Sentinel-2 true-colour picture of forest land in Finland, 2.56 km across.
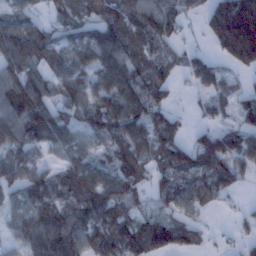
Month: January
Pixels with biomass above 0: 78%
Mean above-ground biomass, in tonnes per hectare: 80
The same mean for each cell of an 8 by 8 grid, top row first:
61 32 70 90 83 64 90 231
106 90 86 115 80 38 33 181
95 68 65 111 98 38 73 23
117 96 62 104 116 28 39 42
83 70 60 73 96 85 93 78
70 60 115 86 66 107 106 54
58 106 101 107 37 66 41 13
43 115 89 124 129 86 16 33
